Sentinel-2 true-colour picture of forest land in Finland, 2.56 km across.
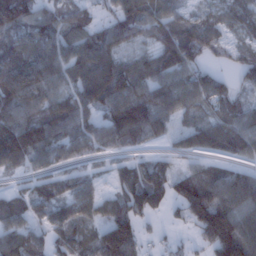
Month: January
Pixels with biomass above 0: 82%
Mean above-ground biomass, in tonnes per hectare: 82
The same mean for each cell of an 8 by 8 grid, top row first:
116 61 55 51 86 72 54 79
83 88 89 79 36 124 63 50
119 96 101 140 96 78 70 38
97 88 86 91 114 81 54 74
162 110 64 60 48 39 83 92
34 54 44 36 87 75 81 83
72 82 87 70 97 45 159 126
103 68 81 155 43 19 93 170
